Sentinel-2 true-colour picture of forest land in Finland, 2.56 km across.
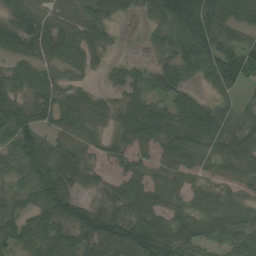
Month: August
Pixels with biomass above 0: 85%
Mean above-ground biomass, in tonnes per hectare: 65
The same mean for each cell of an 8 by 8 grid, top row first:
63 60 63 41 28 119 108 63
57 73 69 14 15 73 97 83
57 66 29 23 48 64 44 64
83 70 75 41 90 87 89 56
81 58 65 37 67 80 66 73
43 100 45 37 61 56 34 44
51 83 84 58 76 50 61 58
72 97 73 105 143 84 58 71
